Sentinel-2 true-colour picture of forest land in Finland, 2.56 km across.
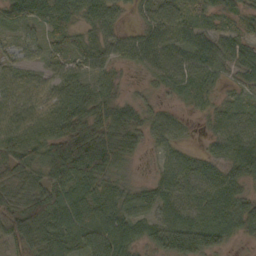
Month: October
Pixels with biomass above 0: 90%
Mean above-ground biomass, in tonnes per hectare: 51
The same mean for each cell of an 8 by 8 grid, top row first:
71 62 44 41 29 57 36 40
28 36 36 42 62 55 58 44
45 34 43 33 17 46 42 32
67 66 74 56 33 18 27 29
73 77 92 69 31 36 18 53
47 67 79 39 7 63 43 42
61 85 69 61 36 51 59 58
72 71 69 95 52 76 65 25
